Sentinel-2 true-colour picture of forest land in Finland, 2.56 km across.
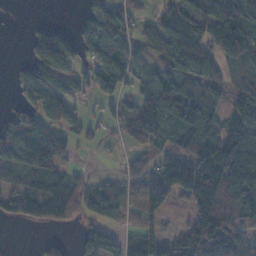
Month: November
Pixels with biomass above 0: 70%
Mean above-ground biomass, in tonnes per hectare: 77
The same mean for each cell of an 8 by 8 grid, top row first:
0 1 20 85 22 73 137 147
0 176 80 83 32 57 66 119
28 134 74 134 49 100 71 61
30 104 26 34 121 130 86 77
119 142 25 10 76 58 99 127
60 100 30 31 79 194 190 143
60 69 66 61 99 35 115 106
0 23 39 42 111 76 124 68
